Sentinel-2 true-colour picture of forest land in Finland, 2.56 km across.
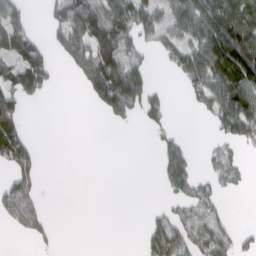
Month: March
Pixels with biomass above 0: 45%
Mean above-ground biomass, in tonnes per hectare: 51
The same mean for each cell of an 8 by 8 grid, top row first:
65 35 114 113 93 78 119 112
97 46 91 80 42 75 130 171
88 52 36 150 66 22 115 140
70 0 0 56 44 2 50 135
106 0 0 0 0 38 9 43
61 0 0 0 0 69 21 18
86 14 0 0 4 27 38 0
4 21 0 0 38 95 64 25
